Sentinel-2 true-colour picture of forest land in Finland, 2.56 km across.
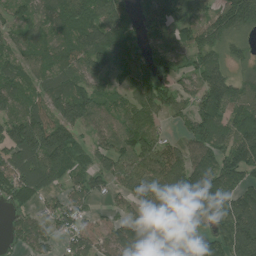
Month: July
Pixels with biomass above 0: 86%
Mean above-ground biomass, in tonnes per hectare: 105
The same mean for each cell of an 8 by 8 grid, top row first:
71 92 116 106 102 148 82 179
73 74 102 133 107 84 120 61
84 73 101 62 116 95 123 76
92 98 131 71 105 69 162 125
152 166 66 91 123 56 143 161
113 121 73 85 129 143 141 145
46 58 66 38 87 162 112 141
65 58 97 92 89 130 97 208
